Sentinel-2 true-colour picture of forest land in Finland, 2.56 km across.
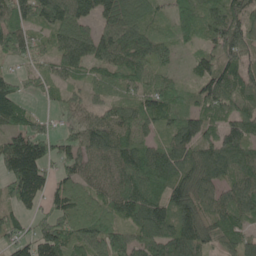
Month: May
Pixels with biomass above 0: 88%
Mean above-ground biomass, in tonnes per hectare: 89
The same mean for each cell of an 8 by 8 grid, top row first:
100 109 112 102 75 63 91 97
83 44 91 114 86 40 62 103
50 52 36 56 77 40 98 98
99 25 59 59 83 83 81 77
143 81 84 90 82 115 96 115
156 79 82 75 143 111 96 101
69 66 83 84 139 131 86 102
74 134 96 103 106 143 88 80
